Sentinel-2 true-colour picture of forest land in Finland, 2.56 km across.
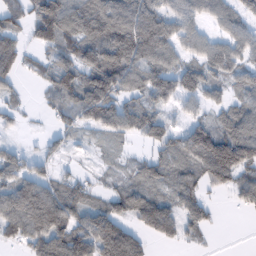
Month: February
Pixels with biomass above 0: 74%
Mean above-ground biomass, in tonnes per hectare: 78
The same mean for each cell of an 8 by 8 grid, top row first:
65 148 112 131 146 96 69 69
67 78 115 143 185 78 80 87
37 57 106 116 90 69 59 65
32 27 83 109 79 32 46 81
3 9 21 26 42 75 159 161
73 29 32 26 60 66 102 84
115 168 80 68 92 72 43 27
51 120 132 184 58 42 13 0
